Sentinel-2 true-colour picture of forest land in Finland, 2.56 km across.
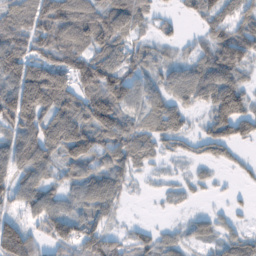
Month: February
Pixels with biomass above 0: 78%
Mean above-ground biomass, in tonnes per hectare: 60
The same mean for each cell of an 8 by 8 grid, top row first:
86 95 100 91 43 15 44 65
84 76 76 69 33 22 64 100
96 110 84 89 47 51 87 46
120 76 91 109 58 56 45 71
81 86 112 83 49 33 53 35
54 47 68 68 13 10 11 8
35 67 47 39 1 8 8 7
135 57 98 51 34 34 34 40
